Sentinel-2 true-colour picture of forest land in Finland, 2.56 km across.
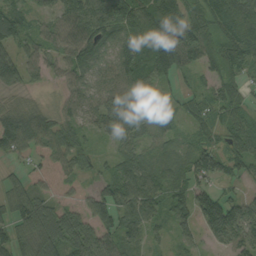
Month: September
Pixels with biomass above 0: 85%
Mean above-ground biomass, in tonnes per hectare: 70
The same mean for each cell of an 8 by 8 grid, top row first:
71 47 103 135 120 96 96 137
56 53 86 69 101 179 93 129
77 26 61 69 92 55 46 71
66 38 53 120 104 31 60 52
61 59 46 36 59 45 44 80
23 24 37 52 71 51 76 48
72 64 41 60 76 31 117 87
74 106 96 63 42 38 42 93
